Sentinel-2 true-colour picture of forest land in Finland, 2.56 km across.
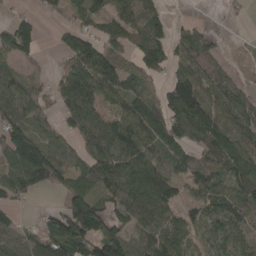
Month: April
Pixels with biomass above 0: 75%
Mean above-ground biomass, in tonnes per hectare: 72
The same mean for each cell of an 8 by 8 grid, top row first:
25 16 42 72 83 8 1 8
97 4 93 57 79 55 65 9
59 29 106 94 56 78 78 24
94 39 88 57 88 115 97 94
142 87 46 112 88 83 91 87
84 102 74 109 123 59 67 88
26 16 150 77 102 63 82 84
60 108 129 115 68 71 55 63
